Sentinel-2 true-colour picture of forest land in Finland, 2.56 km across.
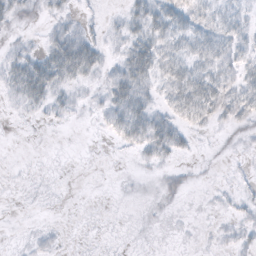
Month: October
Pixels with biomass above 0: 50%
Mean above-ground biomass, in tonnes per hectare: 11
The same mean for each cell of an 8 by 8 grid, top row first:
14 9 7 3 27 23 13 8
9 21 37 7 31 17 22 13
29 41 17 21 25 30 30 20
5 11 5 21 26 20 24 20
0 0 0 5 24 21 1 3
1 1 0 0 2 8 1 3
1 1 0 0 1 1 2 8
2 7 1 1 1 1 2 10
